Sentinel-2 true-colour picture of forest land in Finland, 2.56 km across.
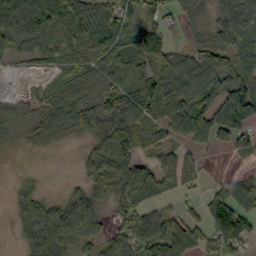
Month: October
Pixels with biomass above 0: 75%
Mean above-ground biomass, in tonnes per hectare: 63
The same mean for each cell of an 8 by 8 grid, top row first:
129 78 97 81 55 35 25 92
67 49 39 82 76 40 64 78
6 20 53 64 68 117 107 77
18 61 88 82 68 89 85 130
13 36 21 112 61 49 53 42
7 2 27 115 95 122 14 30
37 59 84 33 72 21 75 82
19 111 66 47 78 92 71 82
